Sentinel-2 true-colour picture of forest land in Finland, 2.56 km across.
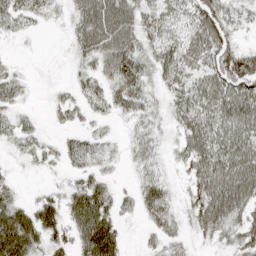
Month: April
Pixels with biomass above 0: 80%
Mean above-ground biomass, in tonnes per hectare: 42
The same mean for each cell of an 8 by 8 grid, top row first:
43 21 49 83 43 36 78 32
3 1 38 75 37 45 62 64
30 5 26 50 39 41 57 106
27 13 30 28 35 30 51 70
23 17 36 11 39 26 63 63
10 8 28 16 35 13 75 77
54 44 86 46 37 24 79 57
99 41 59 73 11 21 18 37
